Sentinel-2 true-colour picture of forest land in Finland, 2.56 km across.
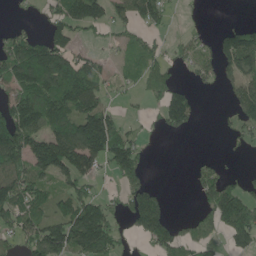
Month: June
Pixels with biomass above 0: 56%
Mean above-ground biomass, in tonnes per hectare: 81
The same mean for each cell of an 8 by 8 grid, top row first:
5 45 47 53 107 7 6 1
115 132 31 21 64 20 30 168
137 170 179 33 54 30 29 94
141 163 164 70 11 128 0 72
161 191 208 173 26 0 0 21
129 100 123 50 64 0 75 37
107 81 140 48 136 1 67 179
53 166 143 93 42 86 53 86
